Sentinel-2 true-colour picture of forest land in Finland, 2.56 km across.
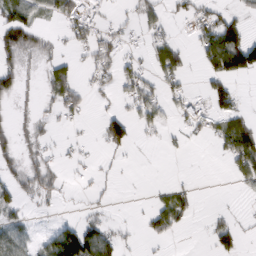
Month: February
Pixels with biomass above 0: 41%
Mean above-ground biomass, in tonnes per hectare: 36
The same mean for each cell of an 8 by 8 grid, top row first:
74 33 62 12 38 23 48 30
74 24 24 44 24 47 94 140
39 51 24 36 55 49 52 35
14 15 32 27 53 30 41 40
35 19 14 55 6 9 8 111
38 46 9 8 1 2 0 48
32 9 8 8 10 72 4 4
53 46 144 52 15 7 21 26
